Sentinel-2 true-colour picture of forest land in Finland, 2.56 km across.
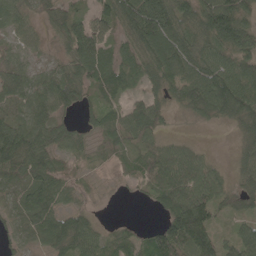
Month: May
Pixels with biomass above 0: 86%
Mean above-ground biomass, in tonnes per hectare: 63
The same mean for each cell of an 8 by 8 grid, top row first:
49 41 45 87 132 92 110 92
28 15 99 54 63 79 73 80
65 54 82 85 50 63 89 99
61 61 41 52 77 23 64 87
114 78 42 49 52 34 6 32
74 86 19 12 60 79 77 41
53 83 40 2 6 99 95 50
29 74 99 50 46 129 81 67
